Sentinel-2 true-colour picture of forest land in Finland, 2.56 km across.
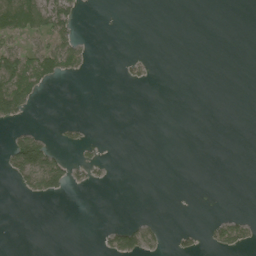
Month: July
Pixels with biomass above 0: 16%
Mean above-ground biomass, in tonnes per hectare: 17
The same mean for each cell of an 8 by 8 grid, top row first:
113 95 21 0 0 0 0 0
49 62 42 0 0 0 0 0
119 50 6 0 13 0 0 0
64 0 0 0 0 0 0 0
61 44 15 1 0 0 0 0
38 109 14 4 0 0 0 0
0 0 0 0 0 0 0 1
0 0 0 36 50 12 15 42
